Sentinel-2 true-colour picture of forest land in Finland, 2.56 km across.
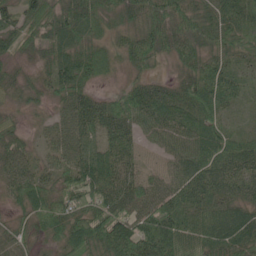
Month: June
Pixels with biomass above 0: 95%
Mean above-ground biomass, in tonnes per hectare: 55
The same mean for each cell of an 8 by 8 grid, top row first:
53 69 77 37 57 60 52 68
42 44 49 29 57 53 45 48
32 36 52 14 32 31 77 35
19 22 69 63 68 54 60 14
41 44 68 61 23 58 80 52
63 41 74 70 40 57 85 70
25 57 69 67 66 70 68 60
43 28 72 99 89 79 78 80
